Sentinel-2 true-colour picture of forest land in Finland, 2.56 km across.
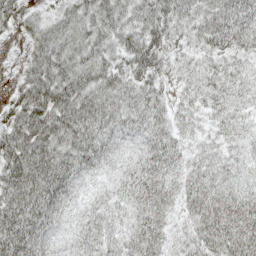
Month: May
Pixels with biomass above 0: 94%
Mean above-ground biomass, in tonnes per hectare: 42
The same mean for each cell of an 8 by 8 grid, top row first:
44 26 45 50 51 50 47 52
5 48 50 42 63 32 35 34
18 65 59 52 48 23 35 30
44 74 66 53 46 28 25 26
61 63 58 36 29 31 20 20
70 78 41 18 42 33 37 23
73 62 20 23 39 26 49 48
76 31 27 27 46 26 46 54
